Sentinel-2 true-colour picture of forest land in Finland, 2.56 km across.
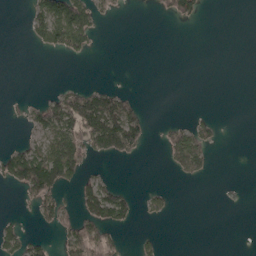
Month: May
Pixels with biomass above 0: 25%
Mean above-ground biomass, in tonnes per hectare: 30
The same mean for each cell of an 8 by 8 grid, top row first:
0 105 97 14 0 62 5 0
0 38 45 0 0 0 0 0
0 0 4 0 0 0 0 0
5 77 144 130 23 0 5 0
14 63 100 102 35 68 42 0
73 137 55 9 0 20 15 0
4 53 54 104 17 5 0 7
44 14 91 48 16 0 0 0
